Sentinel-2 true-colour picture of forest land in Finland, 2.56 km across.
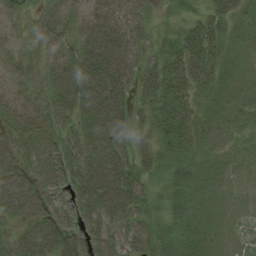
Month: August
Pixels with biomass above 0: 90%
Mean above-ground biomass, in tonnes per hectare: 35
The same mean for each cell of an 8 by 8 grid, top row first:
9 29 34 55 18 9 32 18
15 30 45 74 27 35 40 10
25 34 72 79 41 51 26 11
43 41 54 72 19 41 12 16
39 37 42 71 25 36 10 9
60 34 51 72 30 24 14 7
51 42 44 64 28 27 10 4
33 45 46 44 46 39 14 5
